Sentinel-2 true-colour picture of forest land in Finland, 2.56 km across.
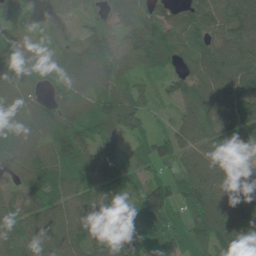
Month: June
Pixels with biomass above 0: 95%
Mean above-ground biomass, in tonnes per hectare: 93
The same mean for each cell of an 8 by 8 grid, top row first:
52 51 49 67 80 63 104 137
58 43 85 139 95 89 105 120
90 56 87 109 42 65 113 124
108 121 107 108 66 54 98 128
144 91 93 67 44 78 90 99
95 108 81 110 63 81 118 114
97 90 100 101 139 78 139 114
94 104 111 137 102 77 98 89
